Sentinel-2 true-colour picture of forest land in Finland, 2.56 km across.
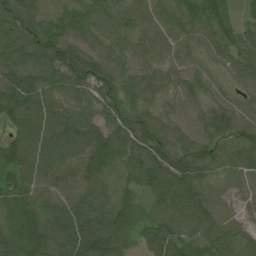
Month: June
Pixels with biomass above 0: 98%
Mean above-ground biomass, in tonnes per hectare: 83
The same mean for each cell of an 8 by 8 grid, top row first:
109 97 98 86 79 71 80 48
116 118 96 84 70 63 52 86
104 96 87 93 93 63 55 52
106 96 66 63 74 44 61 61
89 107 112 101 107 88 68 78
95 89 84 79 91 109 54 42
80 85 92 103 60 88 69 28
85 125 127 109 62 87 76 65
